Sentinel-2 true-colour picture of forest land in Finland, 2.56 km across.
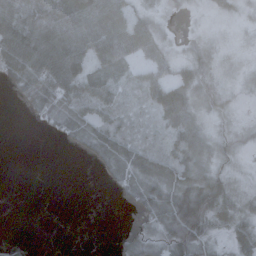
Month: October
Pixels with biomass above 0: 68%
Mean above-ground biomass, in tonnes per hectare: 30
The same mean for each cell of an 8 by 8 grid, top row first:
62 64 76 61 21 6 6 10
82 71 56 67 37 12 20 9
48 75 57 42 36 36 23 16
5 44 41 33 22 59 19 8
0 3 21 44 30 38 24 12
0 0 0 20 46 49 48 10
0 0 0 1 30 74 74 32
7 0 0 2 26 50 35 38
